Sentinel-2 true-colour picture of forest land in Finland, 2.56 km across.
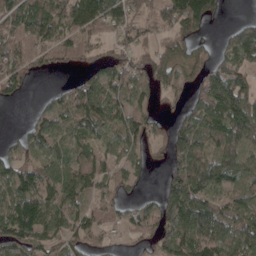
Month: April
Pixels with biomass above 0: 76%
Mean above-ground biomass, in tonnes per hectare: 74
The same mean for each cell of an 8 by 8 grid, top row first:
100 107 112 116 47 122 99 14
115 92 85 42 55 53 34 109
90 5 24 66 74 62 79 64
0 52 72 68 50 35 119 136
33 65 56 50 51 87 78 110
61 84 92 49 26 101 152 71
101 90 54 44 35 164 109 86
79 62 55 14 33 119 133 105
